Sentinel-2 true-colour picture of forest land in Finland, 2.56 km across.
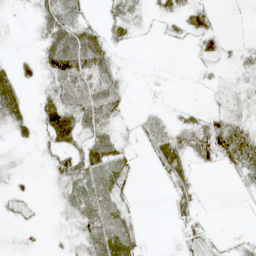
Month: May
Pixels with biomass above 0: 50%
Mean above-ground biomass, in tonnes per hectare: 18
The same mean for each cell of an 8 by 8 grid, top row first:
2 34 13 14 6 22 19 0
2 47 75 22 0 2 15 6
44 27 52 30 0 0 4 9
44 39 48 30 7 7 12 11
8 23 30 33 10 42 50 57
4 12 32 21 0 20 1 16
11 2 24 16 1 15 0 0
1 3 20 26 6 3 12 4
